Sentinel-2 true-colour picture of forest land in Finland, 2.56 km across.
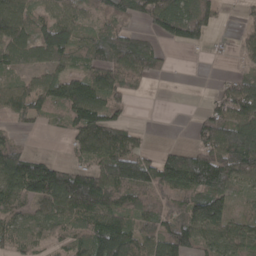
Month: April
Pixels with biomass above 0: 74%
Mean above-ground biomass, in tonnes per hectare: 85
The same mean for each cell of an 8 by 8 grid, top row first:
99 72 62 84 78 132 78 14
84 116 69 116 100 28 26 24
41 77 95 119 58 3 1 63
55 60 142 85 0 0 51 118
56 0 75 120 24 17 112 169
148 137 119 136 135 154 183 84
81 77 154 111 88 80 150 49
71 61 81 183 91 132 85 94
